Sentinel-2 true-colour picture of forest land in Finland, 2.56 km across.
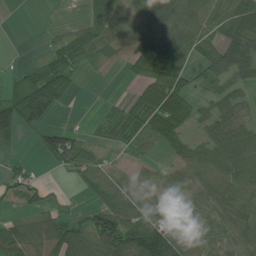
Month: July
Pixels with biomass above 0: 71%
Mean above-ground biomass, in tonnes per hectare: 50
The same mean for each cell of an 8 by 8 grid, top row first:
0 0 9 68 54 78 59 79
0 19 58 31 68 86 46 79
26 82 16 1 48 68 31 49
97 59 0 27 82 88 38 46
18 54 68 31 39 43 52 68
40 4 35 40 20 39 67 67
22 38 14 75 54 44 43 58
87 88 83 120 123 64 40 49
